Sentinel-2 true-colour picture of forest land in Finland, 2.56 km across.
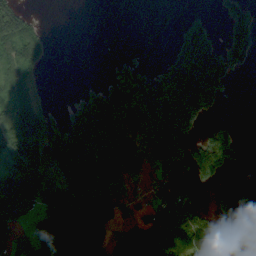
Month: September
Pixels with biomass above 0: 55%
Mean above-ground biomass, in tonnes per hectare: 79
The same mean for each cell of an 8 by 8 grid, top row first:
186 2 0 0 0 4 26 72
96 35 0 0 0 65 99 73
60 6 4 38 68 223 210 9
63 32 69 80 102 251 98 0
101 93 174 105 86 116 100 38
121 64 92 119 22 33 66 3
129 88 112 82 47 179 29 93
86 128 168 50 105 148 102 184
